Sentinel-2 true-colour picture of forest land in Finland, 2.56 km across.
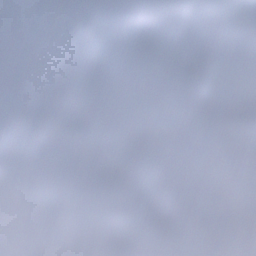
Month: December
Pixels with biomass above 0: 85%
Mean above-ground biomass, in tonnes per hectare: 104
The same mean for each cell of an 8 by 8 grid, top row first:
70 96 27 58 77 179 142 181
6 33 122 83 100 89 134 124
48 108 99 70 99 132 141 144
60 136 72 89 108 100 128 148
131 79 104 100 131 97 86 143
39 89 106 82 113 149 82 104
123 112 72 140 137 166 161 135
103 59 80 83 103 173 86 82
